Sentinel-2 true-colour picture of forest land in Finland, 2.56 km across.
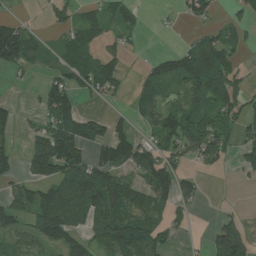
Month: July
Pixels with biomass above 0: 58%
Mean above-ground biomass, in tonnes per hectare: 63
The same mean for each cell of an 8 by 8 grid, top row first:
16 24 35 49 18 15 49 27
129 24 97 24 7 23 100 38
8 41 81 85 46 88 146 36
36 73 54 17 58 76 92 51
34 142 124 108 61 79 86 55
35 68 143 91 68 87 11 24
71 139 127 111 80 59 2 5
33 60 53 96 98 20 40 130
